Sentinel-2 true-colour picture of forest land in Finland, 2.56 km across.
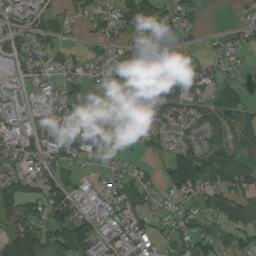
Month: August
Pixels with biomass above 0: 73%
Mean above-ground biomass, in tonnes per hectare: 54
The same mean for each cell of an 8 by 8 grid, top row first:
46 51 29 50 111 66 7 10
49 51 13 36 52 82 17 32
33 40 39 43 68 89 52 48
31 36 31 23 50 66 66 84
42 44 56 19 30 40 58 78
52 68 35 32 28 95 83 80
72 103 44 43 47 33 69 93
119 86 126 42 51 63 73 57
